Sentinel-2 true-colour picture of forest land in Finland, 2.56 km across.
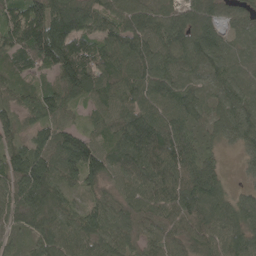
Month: May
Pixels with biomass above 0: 96%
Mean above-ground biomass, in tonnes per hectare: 92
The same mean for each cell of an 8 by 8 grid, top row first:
90 159 132 92 93 70 78 47
99 192 126 93 118 109 113 36
59 60 154 113 107 91 55 64
59 90 35 85 113 104 63 93
66 98 103 99 166 127 37 55
110 124 106 70 114 138 104 15
91 103 68 71 88 117 116 81
26 92 85 87 63 65 88 95
